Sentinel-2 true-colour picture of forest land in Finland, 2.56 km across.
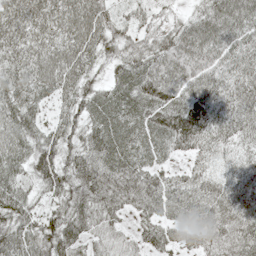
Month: May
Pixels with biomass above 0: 93%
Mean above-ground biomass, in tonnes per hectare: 57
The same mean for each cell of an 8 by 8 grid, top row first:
64 64 69 39 33 21 65 78
63 61 67 44 48 76 73 59
60 64 58 41 72 77 63 64
59 31 51 61 58 79 65 68
55 55 48 71 51 53 49 44
52 69 60 73 66 33 38 47
65 37 56 54 57 59 62 62
75 69 54 42 43 40 51 65
